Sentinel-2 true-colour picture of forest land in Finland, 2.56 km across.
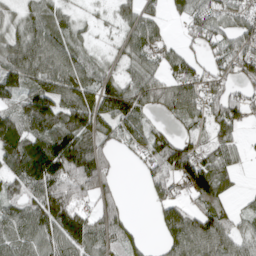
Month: April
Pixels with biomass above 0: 78%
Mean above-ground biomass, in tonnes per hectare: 81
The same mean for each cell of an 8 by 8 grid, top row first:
49 77 27 28 66 28 81 67
96 103 55 16 82 33 47 71
109 106 123 69 91 92 55 43
118 138 142 137 63 69 71 71
146 121 100 55 72 77 57 40
96 162 151 48 44 102 136 22
80 152 88 76 5 88 93 25
84 94 149 80 27 108 135 67
